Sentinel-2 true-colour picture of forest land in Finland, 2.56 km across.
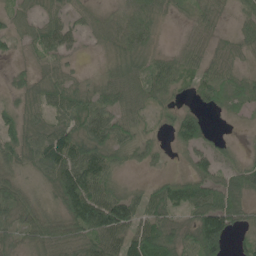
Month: June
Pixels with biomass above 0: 84%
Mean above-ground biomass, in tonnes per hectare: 56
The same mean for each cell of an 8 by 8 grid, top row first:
40 47 32 32 63 14 50 30
21 65 23 34 52 24 46 38
20 49 25 48 68 58 65 38
46 55 79 64 45 46 28 19
74 107 87 74 48 39 49 7
46 67 125 49 13 32 66 51
63 44 135 135 65 67 117 60
32 68 72 84 114 56 148 29
